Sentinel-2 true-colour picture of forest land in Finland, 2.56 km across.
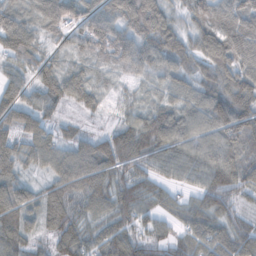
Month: November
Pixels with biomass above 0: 93%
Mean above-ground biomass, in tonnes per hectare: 79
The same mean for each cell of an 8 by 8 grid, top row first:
83 95 83 94 138 56 102 118
110 51 55 92 75 92 109 120
67 86 82 30 37 62 64 104
115 57 36 15 60 79 110 100
91 72 63 102 114 90 81 66
73 49 99 88 65 54 87 89
66 98 64 88 65 51 81 42
89 46 91 97 70 61 84 75
